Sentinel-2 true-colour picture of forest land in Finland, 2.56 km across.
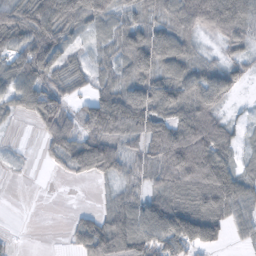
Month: October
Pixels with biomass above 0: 76%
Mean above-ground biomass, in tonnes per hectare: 69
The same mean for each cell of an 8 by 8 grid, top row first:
83 111 71 52 42 83 125 101
56 99 17 46 121 79 13 38
81 76 37 58 92 91 86 35
38 108 67 142 114 95 89 6
3 48 101 94 74 135 130 33
2 3 34 47 47 107 139 73
0 0 11 57 81 108 99 78
5 0 60 146 94 119 106 15
